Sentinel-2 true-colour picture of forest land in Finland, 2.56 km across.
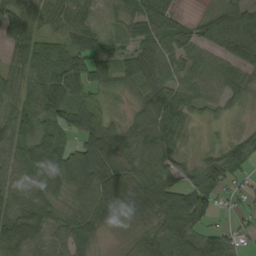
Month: August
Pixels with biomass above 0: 88%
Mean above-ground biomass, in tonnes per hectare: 64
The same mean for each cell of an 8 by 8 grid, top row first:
84 45 44 17 58 29 39 83
68 52 80 27 50 50 50 92
52 96 92 54 49 42 71 41
75 90 84 20 79 101 32 12
65 94 75 83 89 59 14 52
54 133 106 85 85 46 74 26
83 70 74 88 98 112 75 24
102 44 88 9 49 71 73 37
